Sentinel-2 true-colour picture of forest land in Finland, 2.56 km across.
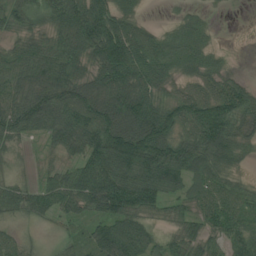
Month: July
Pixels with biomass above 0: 84%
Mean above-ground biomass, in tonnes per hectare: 67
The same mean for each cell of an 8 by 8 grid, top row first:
59 60 97 82 18 16 15 0
42 63 79 132 97 82 48 0
87 111 69 95 82 41 55 23
100 115 99 104 95 76 98 76
33 34 87 130 138 83 97 52
17 30 73 108 108 89 71 21
43 51 58 104 76 35 61 56
30 5 31 121 86 46 52 71
